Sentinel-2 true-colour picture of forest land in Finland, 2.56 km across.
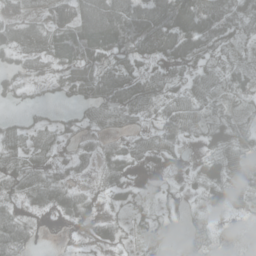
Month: May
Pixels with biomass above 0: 77%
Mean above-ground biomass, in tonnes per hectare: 37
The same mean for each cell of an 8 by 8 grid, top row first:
30 36 63 86 71 88 86 49
40 45 88 73 51 67 42 19
33 30 62 53 48 27 39 34
11 11 27 55 39 48 32 19
32 23 27 27 33 25 26 38
49 38 17 36 8 7 37 43
31 33 49 19 18 9 24 16
69 1 5 25 24 15 40 34
